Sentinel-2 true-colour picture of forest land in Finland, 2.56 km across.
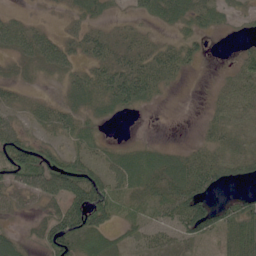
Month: June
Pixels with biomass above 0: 72%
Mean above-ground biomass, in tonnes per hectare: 36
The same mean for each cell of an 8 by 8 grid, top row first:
17 5 24 15 25 37 30 15
41 52 36 38 32 37 8 12
17 11 27 54 62 18 2 44
23 31 24 17 7 0 14 40
71 31 26 9 14 6 31 30
75 96 88 44 37 63 75 35
30 33 98 51 26 76 68 47
28 61 60 27 26 31 19 58
